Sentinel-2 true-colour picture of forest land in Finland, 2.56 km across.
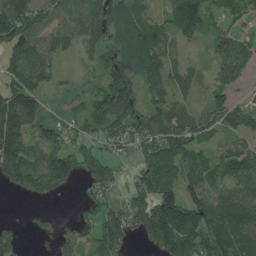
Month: July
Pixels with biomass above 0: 78%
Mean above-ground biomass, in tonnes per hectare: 94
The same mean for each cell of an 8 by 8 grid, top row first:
165 79 80 136 76 99 82 81
121 103 65 121 120 43 38 131
101 75 19 151 91 60 34 68
153 54 48 134 115 93 65 78
126 122 84 68 118 144 46 49
121 166 77 72 122 110 76 91
1 16 32 81 146 159 156 125
66 20 60 116 70 196 161 139
